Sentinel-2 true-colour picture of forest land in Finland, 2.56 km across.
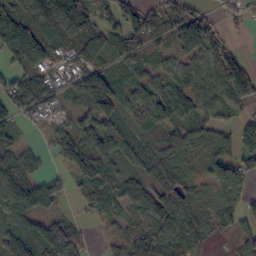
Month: October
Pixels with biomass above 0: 81%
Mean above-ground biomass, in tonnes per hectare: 84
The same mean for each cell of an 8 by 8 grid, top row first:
96 171 208 57 79 90 48 40
136 111 134 62 81 68 104 21
71 104 99 78 59 79 115 157
84 62 62 76 119 68 86 43
48 40 140 113 65 78 65 97
102 44 88 90 73 87 60 91
108 69 23 58 92 114 37 59
91 142 67 46 80 122 54 35
